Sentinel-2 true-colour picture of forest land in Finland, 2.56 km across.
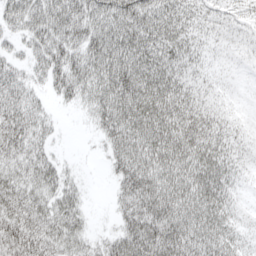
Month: April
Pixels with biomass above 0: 89%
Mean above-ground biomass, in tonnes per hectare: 49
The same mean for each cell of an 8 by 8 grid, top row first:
53 75 76 73 65 47 31 27
19 62 62 73 67 53 27 27
44 39 61 76 63 48 29 20
60 20 16 69 71 65 42 26
58 28 1 41 63 68 53 31
46 46 15 21 73 69 60 28
62 49 34 16 72 70 64 26
80 58 37 40 79 71 60 35
